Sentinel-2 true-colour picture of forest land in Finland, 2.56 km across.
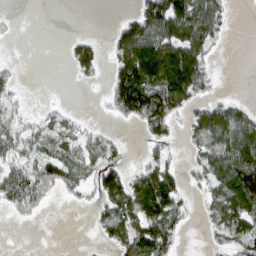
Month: March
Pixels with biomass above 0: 54%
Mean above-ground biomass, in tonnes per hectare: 48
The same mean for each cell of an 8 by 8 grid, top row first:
4 0 0 2 80 110 90 0
1 0 53 43 121 103 54 0
24 0 21 59 108 125 47 0
30 16 5 38 96 57 69 52
54 38 42 36 29 18 75 112
56 77 47 66 66 51 69 141
45 15 12 63 94 59 34 92
0 0 1 48 95 40 16 63
